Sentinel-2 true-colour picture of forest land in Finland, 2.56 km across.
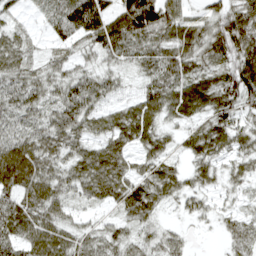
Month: April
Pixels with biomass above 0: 90%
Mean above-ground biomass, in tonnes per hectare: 55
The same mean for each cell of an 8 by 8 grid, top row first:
19 36 109 69 116 56 43 74
54 20 39 68 54 65 70 80
63 57 60 41 40 67 59 94
57 47 75 44 75 58 60 52
69 66 46 60 52 24 68 44
95 68 62 90 46 45 35 35
74 71 25 38 69 19 24 18
67 84 53 51 38 33 2 40
